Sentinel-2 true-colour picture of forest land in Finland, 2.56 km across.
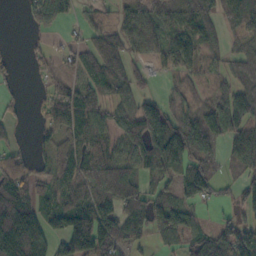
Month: October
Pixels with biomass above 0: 72%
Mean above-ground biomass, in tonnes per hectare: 75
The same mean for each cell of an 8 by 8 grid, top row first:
0 71 22 26 85 84 80 85
3 24 46 80 68 99 55 41
19 34 48 109 28 27 37 72
17 68 98 59 113 52 82 100
29 49 73 63 136 162 93 90
87 61 80 89 51 69 97 54
161 71 108 84 109 110 28 67
209 114 161 101 41 64 110 122
